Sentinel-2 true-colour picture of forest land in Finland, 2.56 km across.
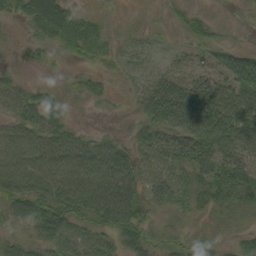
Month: September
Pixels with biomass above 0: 85%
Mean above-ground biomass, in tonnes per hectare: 42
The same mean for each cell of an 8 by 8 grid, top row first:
29 93 37 7 5 18 17 4
9 30 46 16 22 12 38 26
20 8 17 11 24 49 39 74
35 56 5 7 40 91 91 67
53 54 43 31 39 55 84 74
68 63 58 78 44 44 63 79
55 68 57 84 47 39 28 39
28 47 49 35 43 25 23 25
